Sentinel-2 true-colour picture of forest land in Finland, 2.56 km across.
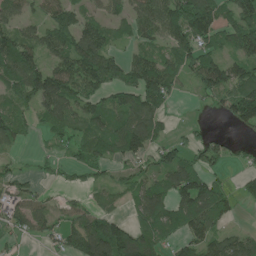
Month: June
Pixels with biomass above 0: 71%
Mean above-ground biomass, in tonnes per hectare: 80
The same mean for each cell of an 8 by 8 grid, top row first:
64 76 72 50 97 125 149 102
130 99 120 58 57 99 72 103
103 154 134 93 134 75 126 108
73 90 72 87 129 14 14 114
41 22 62 92 109 54 62 20
43 20 35 38 64 114 73 25
76 55 46 30 99 92 117 21
30 43 114 176 135 49 98 70
